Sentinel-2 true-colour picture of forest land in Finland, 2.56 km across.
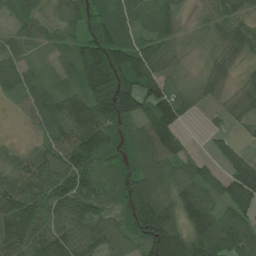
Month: July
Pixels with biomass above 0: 89%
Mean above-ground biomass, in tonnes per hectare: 80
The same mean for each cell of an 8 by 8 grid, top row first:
41 30 77 89 83 58 38 59
50 33 81 161 91 40 23 69
67 34 100 190 121 33 46 23
17 81 143 150 95 114 11 32
12 65 107 84 98 75 20 35
72 77 86 55 110 87 57 126
88 77 71 56 181 115 107 95
67 89 63 99 139 180 132 104
